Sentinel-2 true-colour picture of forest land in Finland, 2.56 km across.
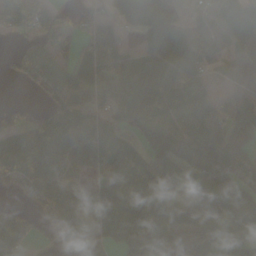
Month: October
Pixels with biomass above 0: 77%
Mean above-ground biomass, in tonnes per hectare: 90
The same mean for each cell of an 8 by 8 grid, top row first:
92 77 35 57 107 55 46 141
17 48 51 91 67 125 55 62
28 76 60 124 129 128 55 43
17 50 81 66 118 70 125 115
80 110 131 57 67 157 213 59
74 107 59 70 119 99 156 90
39 57 86 93 112 132 147 154
94 36 55 67 163 175 140 141
